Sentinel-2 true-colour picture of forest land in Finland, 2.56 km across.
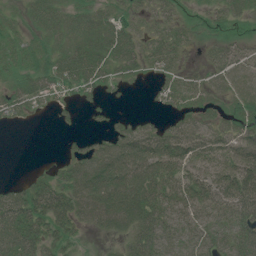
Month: July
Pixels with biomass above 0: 76%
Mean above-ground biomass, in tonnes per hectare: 41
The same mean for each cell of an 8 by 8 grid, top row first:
16 49 46 28 23 25 18 28
33 30 58 59 33 37 16 26
35 48 52 25 11 28 21 28
30 10 8 8 6 28 27 33
0 0 12 58 78 74 53 66
3 21 79 108 92 47 46 81
66 76 61 105 87 39 40 64
67 42 11 17 62 35 37 55
